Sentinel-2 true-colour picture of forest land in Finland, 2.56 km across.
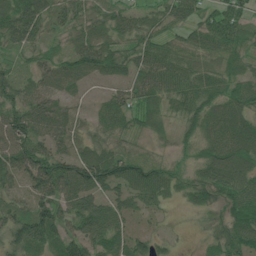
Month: July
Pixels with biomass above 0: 89%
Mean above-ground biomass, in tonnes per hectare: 57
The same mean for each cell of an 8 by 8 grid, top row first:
84 57 41 44 48 64 47 68
37 26 58 52 63 54 65 51
43 44 35 32 71 78 63 48
70 74 20 67 63 40 70 63
81 60 42 52 25 28 56 80
59 97 88 88 83 37 70 83
42 63 71 52 44 11 32 79
73 77 79 64 48 14 28 73
